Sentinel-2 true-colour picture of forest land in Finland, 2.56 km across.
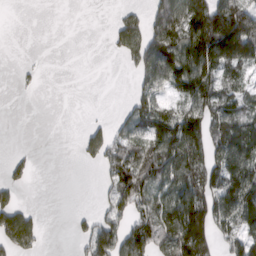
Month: March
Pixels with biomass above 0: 52%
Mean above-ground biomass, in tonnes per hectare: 66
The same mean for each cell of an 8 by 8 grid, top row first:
0 0 0 11 53 131 183 172
0 0 0 27 137 120 179 181
4 0 0 0 69 99 96 45
0 0 0 8 92 57 91 79
1 0 28 84 87 111 97 116
21 0 0 81 102 90 95 113
68 0 3 71 73 112 148 122
132 4 29 119 127 158 131 81
